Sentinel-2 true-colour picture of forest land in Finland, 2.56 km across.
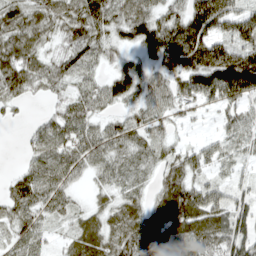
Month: April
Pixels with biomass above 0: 86%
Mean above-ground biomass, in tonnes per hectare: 60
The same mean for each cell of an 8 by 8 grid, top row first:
67 66 77 61 65 58 123 65
88 37 79 51 78 139 119 71
96 67 51 65 60 62 115 149
21 20 62 32 46 33 17 47
4 75 64 64 46 27 30 46
29 74 36 49 34 59 38 26
66 53 22 40 48 92 95 49
51 29 53 56 97 53 76 72
